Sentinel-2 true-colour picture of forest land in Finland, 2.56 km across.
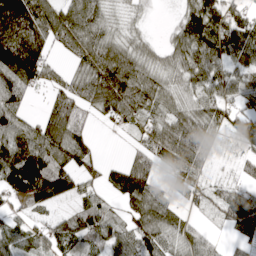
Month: April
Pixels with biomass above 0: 81%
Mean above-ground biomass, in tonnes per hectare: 77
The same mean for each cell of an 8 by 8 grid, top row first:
158 118 92 34 22 28 127 70
144 66 81 81 45 70 120 111
112 50 66 139 92 61 94 73
79 54 65 83 80 66 81 86
107 107 78 1 53 135 66 49
154 130 69 49 88 61 41 28
38 53 63 36 98 49 53 114
87 89 92 77 68 81 48 28
